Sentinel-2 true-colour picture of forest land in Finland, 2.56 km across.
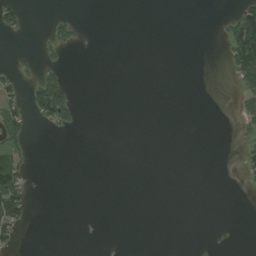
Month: August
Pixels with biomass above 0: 11%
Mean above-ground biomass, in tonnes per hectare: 9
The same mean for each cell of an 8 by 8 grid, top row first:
25 4 2 0 0 0 0 46
1 12 6 0 0 0 0 94
17 48 0 0 0 0 0 40
26 67 9 0 0 0 0 15
25 0 0 0 0 0 0 7
60 0 0 0 0 0 0 7
64 0 0 0 0 0 0 0
23 0 0 0 0 0 2 0
